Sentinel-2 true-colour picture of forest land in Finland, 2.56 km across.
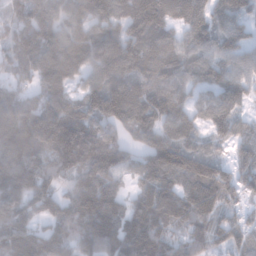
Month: January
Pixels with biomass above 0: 91%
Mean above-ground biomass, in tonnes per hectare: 128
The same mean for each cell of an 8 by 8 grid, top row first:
98 159 137 142 174 136 128 97
159 176 180 149 142 122 112 96
93 175 84 143 109 103 88 104
178 199 114 186 152 148 85 77
240 200 174 149 106 168 61 88
152 106 124 122 86 142 159 102
105 90 161 149 125 160 129 58
138 138 141 139 24 59 97 61
